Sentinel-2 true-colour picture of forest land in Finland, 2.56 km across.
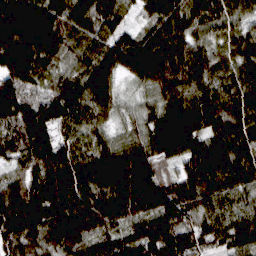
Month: March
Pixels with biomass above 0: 99%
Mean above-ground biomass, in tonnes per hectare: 126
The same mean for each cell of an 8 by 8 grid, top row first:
168 149 107 122 51 130 129 93
174 159 95 115 143 140 95 93
120 78 117 96 104 126 87 92
136 143 136 79 73 124 125 110
106 158 95 92 134 158 143 144
71 150 135 177 181 81 176 119
194 191 164 158 160 170 102 102
135 103 97 111 165 152 84 117
